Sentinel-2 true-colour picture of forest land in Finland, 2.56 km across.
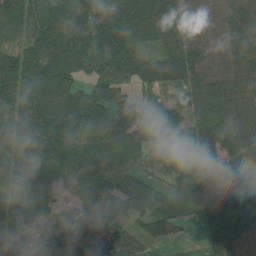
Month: July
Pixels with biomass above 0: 90%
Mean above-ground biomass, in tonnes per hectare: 101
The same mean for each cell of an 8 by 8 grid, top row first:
112 113 105 116 129 120 87 109
91 139 125 146 66 107 93 102
150 142 79 101 81 87 110 106
115 159 191 147 54 63 113 109
75 143 124 135 83 112 126 103
75 104 107 114 43 50 111 89
115 89 76 104 83 90 106 96
42 142 107 111 50 26 41 47
